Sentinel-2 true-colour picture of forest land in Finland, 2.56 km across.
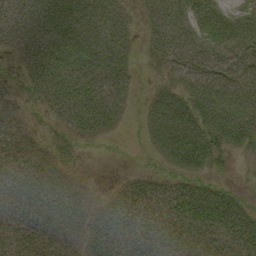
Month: September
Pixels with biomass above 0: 80%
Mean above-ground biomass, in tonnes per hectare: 41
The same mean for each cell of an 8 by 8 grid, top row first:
42 60 60 42 23 48 45 39
24 62 71 59 16 52 53 54
15 60 69 75 9 34 62 51
24 34 79 55 18 68 66 71
32 17 18 4 10 75 60 40
37 35 8 2 20 30 28 5
39 43 32 26 40 43 67 45
38 34 21 41 47 41 39 44
